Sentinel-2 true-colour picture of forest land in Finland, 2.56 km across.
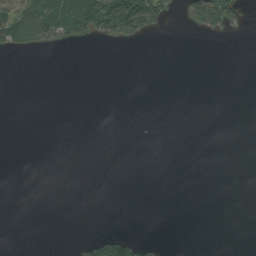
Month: August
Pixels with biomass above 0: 11%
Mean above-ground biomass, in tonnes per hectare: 17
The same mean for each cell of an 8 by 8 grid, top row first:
126 126 131 162 146 17 117 39
49 36 3 2 2 0 0 0
0 0 0 0 0 0 0 0
0 0 0 0 0 0 0 0
0 0 0 0 0 0 0 0
0 0 0 0 0 0 0 0
0 0 0 0 0 0 0 0
0 0 17 75 32 0 0 0
